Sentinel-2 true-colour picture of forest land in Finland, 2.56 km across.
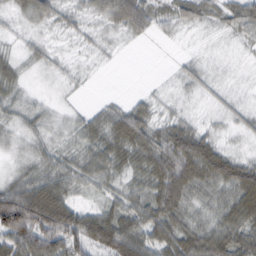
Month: February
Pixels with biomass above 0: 81%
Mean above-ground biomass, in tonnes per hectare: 41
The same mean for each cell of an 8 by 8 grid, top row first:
20 38 20 57 61 38 36 60
10 14 8 7 1 2 2 7
28 6 6 0 1 12 18 3
26 15 13 38 36 14 8 19
14 25 27 57 66 73 55 7
27 60 42 37 49 87 76 76
144 137 42 42 62 66 35 77
88 95 96 90 66 66 75 59
